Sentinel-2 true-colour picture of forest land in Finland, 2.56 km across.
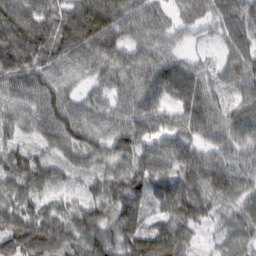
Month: February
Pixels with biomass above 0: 95%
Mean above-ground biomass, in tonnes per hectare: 64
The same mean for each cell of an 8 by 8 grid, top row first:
101 85 60 59 69 31 43 79
77 99 79 88 60 30 13 68
56 67 35 57 73 91 45 72
53 82 64 60 80 60 77 61
43 44 70 67 66 73 53 51
69 68 37 55 72 71 83 58
66 47 51 67 56 79 56 49
91 82 67 75 107 95 17 50
